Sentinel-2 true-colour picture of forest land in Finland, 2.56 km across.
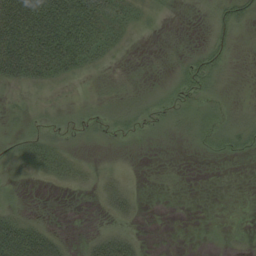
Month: August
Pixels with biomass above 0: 42%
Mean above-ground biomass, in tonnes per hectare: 15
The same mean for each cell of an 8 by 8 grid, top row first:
73 74 54 29 12 1 6 22
70 67 47 17 1 2 19 3
28 24 8 6 1 15 25 1
5 3 6 8 11 13 12 6
7 20 3 2 1 2 12 13
3 15 12 12 1 1 0 0
9 1 0 17 3 0 0 0
70 47 5 37 5 0 0 1
